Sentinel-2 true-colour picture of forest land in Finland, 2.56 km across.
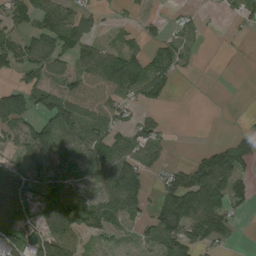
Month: August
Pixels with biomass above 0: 61%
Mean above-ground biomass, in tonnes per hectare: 74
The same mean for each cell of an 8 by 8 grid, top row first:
99 143 81 11 23 30 6 55
111 96 97 62 50 74 2 9
32 69 68 133 121 32 0 2
147 102 92 79 37 0 0 3
66 137 123 102 113 7 18 65
49 94 82 141 80 88 193 76
74 74 98 101 68 155 185 49
98 120 71 44 60 138 94 11
